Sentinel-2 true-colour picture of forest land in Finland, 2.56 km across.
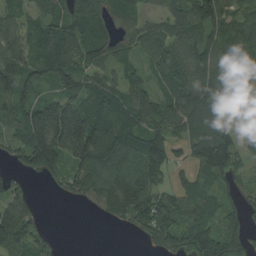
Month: August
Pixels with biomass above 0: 82%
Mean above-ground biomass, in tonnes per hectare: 96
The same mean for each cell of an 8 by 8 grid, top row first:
66 72 120 86 50 107 153 66
96 113 115 110 87 105 128 103
130 72 98 75 64 92 143 95
87 134 123 97 106 106 177 52
73 217 172 168 137 69 153 56
43 83 128 128 134 40 79 59
101 2 17 101 141 113 81 69
108 41 0 0 58 112 138 111
